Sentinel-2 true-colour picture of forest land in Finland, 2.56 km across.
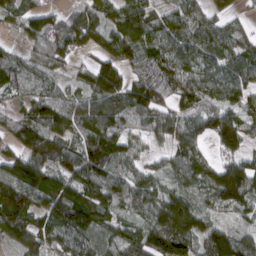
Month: March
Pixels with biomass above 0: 89%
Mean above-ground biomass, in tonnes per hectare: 97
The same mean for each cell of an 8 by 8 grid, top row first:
67 77 77 79 99 80 73 42
31 98 77 94 98 98 100 90
68 56 58 149 109 111 94 99
56 132 92 117 111 93 89 110
74 112 76 113 58 79 57 116
145 131 117 100 85 77 98 177
150 102 145 89 90 150 59 92
81 90 119 114 120 172 133 101
